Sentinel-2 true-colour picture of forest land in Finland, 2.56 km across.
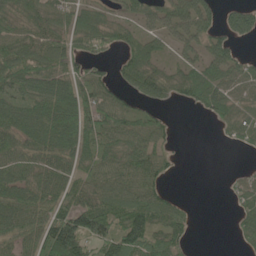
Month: June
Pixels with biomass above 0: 72%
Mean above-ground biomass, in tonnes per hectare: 63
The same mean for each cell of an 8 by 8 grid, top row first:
69 68 58 30 48 85 64 91
81 81 53 43 66 44 67 22
89 91 72 41 86 61 92 75
78 96 107 91 51 6 49 54
70 83 82 70 70 14 0 32
67 71 60 73 88 12 0 22
89 83 110 74 96 48 0 37
65 101 126 100 107 60 0 22
